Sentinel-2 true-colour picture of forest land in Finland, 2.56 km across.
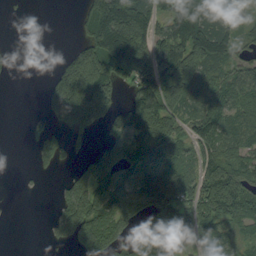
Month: September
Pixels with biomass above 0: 66%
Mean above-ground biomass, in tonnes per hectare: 85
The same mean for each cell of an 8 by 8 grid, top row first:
2 0 37 235 140 111 119 45
3 0 71 202 132 128 144 44
2 34 258 153 119 180 80 93
0 45 185 85 153 108 89 69
0 78 14 86 120 95 85 69
1 11 59 121 126 110 125 104
1 5 136 91 74 105 116 102
0 15 105 98 122 89 71 59
